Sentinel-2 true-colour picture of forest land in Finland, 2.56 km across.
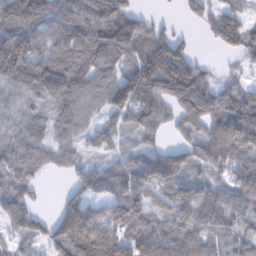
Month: February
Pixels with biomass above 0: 85%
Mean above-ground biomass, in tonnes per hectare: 94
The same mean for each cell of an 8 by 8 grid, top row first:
178 119 100 122 37 15 64 61
167 97 118 138 96 104 14 85
119 144 101 88 160 170 62 37
56 60 79 73 109 85 108 127
86 82 55 60 61 62 135 126
81 23 61 98 131 143 68 97
105 13 131 91 92 100 102 93
62 82 179 139 113 103 71 71
